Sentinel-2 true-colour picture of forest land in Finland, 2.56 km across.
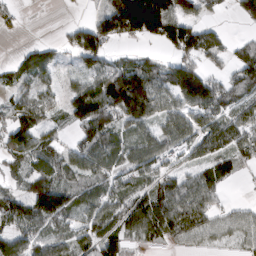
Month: March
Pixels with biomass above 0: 71%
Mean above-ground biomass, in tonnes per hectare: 83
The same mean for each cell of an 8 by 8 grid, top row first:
19 0 1 127 293 149 27 53
8 31 116 44 11 108 112 47
37 33 55 155 160 144 126 78
85 60 113 159 171 81 106 76
93 52 71 90 80 74 100 118
45 110 64 83 91 69 80 26
74 173 64 90 117 129 89 28
84 75 69 111 50 63 43 44
